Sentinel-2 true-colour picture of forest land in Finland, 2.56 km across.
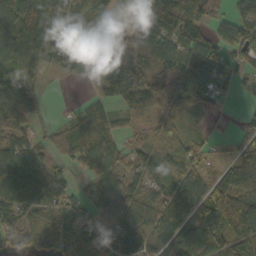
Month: October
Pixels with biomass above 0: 83%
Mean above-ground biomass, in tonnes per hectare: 81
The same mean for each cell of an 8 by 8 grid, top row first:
105 105 108 60 122 139 65 56
113 94 118 87 108 91 74 98
110 21 23 148 92 79 94 44
109 16 46 65 71 66 28 11
80 44 96 58 38 40 28 68
139 98 18 68 68 63 67 148
116 85 61 72 70 90 130 123
62 74 81 104 107 98 125 99
